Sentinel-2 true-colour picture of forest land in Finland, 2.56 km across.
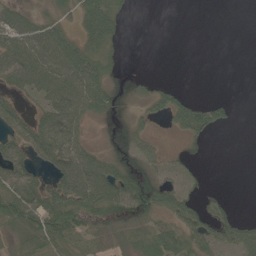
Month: June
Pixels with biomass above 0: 61%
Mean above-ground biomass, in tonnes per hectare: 38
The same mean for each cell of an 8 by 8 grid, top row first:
47 31 44 63 0 0 0 0
76 85 58 30 0 0 0 0
50 81 79 28 13 4 0 0
37 56 58 39 26 55 59 4
48 71 42 25 30 4 11 0
61 38 83 74 49 24 7 0
85 78 83 65 55 59 37 4
36 63 47 31 49 61 58 53
